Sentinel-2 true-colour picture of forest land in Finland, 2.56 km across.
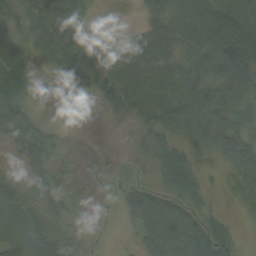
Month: August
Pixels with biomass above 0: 82%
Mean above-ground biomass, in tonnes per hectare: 54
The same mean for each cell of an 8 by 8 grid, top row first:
54 92 56 9 34 65 90 82
45 70 120 52 79 61 94 101
57 5 61 91 100 76 80 84
60 4 0 36 65 85 68 50
55 55 0 1 34 42 64 83
29 53 17 14 18 69 17 51
69 47 13 3 107 76 28 15
81 75 36 3 61 103 73 18
